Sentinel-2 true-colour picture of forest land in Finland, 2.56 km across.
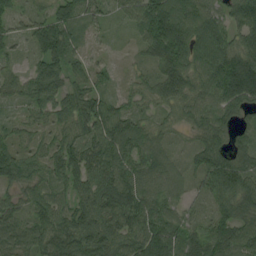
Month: August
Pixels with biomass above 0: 94%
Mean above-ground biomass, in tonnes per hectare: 71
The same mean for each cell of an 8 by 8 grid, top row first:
44 57 70 32 89 97 79 71
33 85 42 11 48 111 125 80
49 90 42 22 47 94 102 123
28 56 80 76 44 56 84 61
53 49 69 107 70 30 73 54
70 58 70 95 77 49 80 96
60 75 70 102 101 50 41 90
87 91 101 85 98 87 85 87
